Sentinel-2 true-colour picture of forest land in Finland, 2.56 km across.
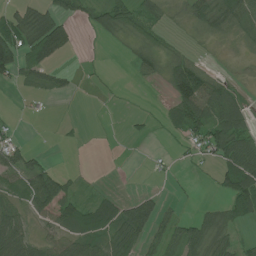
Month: July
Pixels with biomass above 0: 54%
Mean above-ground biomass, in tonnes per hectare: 41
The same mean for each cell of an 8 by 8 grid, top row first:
43 67 36 88 52 10 66 68
98 98 8 4 43 17 4 8
38 43 9 3 19 94 69 7
3 3 1 1 7 58 91 63
32 1 4 1 3 9 61 98
56 72 10 0 1 5 4 137
39 69 64 52 88 17 21 93
51 34 57 69 62 61 75 29
